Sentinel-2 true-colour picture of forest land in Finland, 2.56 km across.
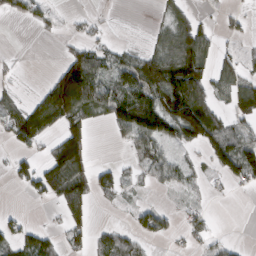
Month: March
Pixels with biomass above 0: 50%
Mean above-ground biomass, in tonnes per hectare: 52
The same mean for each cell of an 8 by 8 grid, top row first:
33 29 12 4 1 43 8 19
1 0 49 34 27 110 63 16
14 32 215 77 115 134 73 67
72 122 98 76 96 149 106 66
44 32 98 6 63 50 84 81
40 98 96 49 27 41 19 75
6 11 71 11 36 15 18 0
56 44 33 62 36 15 35 6
